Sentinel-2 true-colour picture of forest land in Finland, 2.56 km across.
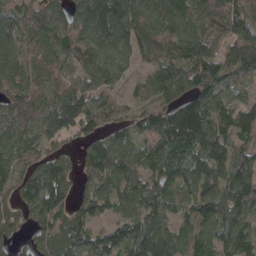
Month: April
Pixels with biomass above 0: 90%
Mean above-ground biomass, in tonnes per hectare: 98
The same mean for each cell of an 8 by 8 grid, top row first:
80 127 101 129 125 133 113 103
92 88 101 99 114 108 134 141
99 76 74 75 57 119 134 76
96 127 140 72 72 117 118 96
74 83 61 80 90 133 89 57
83 127 66 104 87 110 99 114
75 126 84 71 100 69 116 96
45 97 105 97 117 67 69 124
